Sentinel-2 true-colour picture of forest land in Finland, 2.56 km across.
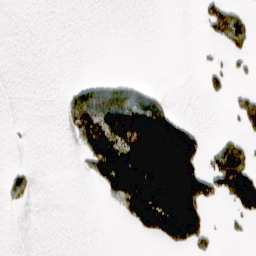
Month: March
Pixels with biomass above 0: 26%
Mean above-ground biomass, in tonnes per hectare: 47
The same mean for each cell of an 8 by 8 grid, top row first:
0 0 0 0 0 0 52 43
0 0 0 0 0 0 7 47
0 0 11 25 7 0 26 8
0 0 106 119 121 27 0 58
1 0 52 166 225 211 18 35
16 0 6 198 223 249 105 134
9 0 0 14 184 221 58 75
0 0 0 0 14 87 34 7
